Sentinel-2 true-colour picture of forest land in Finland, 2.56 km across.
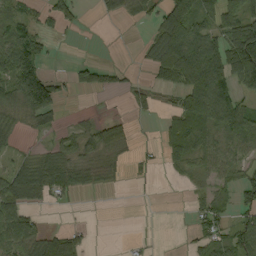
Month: September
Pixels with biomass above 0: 54%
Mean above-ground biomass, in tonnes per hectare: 46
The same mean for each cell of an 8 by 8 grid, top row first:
40 34 20 21 36 118 62 78
105 24 1 1 31 142 95 131
131 89 30 25 10 64 162 78
49 84 6 3 14 43 110 78
16 17 49 51 11 55 38 44
67 88 46 28 14 9 29 33
67 10 2 0 0 0 47 45
93 56 27 0 4 0 38 63
